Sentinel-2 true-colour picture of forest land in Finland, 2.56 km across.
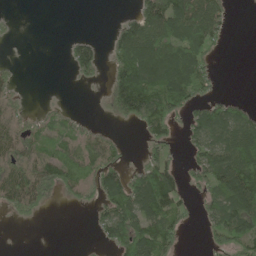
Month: June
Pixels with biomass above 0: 54%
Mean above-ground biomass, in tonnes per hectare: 48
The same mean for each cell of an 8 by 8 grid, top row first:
4 0 0 2 80 110 90 0
1 0 53 43 121 103 54 0
24 0 21 59 108 125 47 0
30 16 5 38 96 57 69 52
54 38 42 36 29 18 75 112
56 77 47 66 66 51 69 141
45 15 12 63 94 59 34 92
0 0 1 48 95 40 16 63
